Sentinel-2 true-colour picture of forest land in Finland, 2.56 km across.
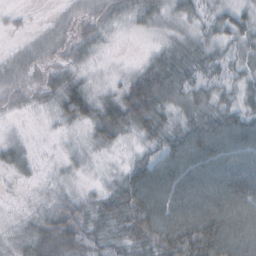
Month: October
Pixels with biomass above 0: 86%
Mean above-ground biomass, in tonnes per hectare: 36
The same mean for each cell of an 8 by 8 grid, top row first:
5 4 16 21 24 23 23 31
9 16 24 5 6 28 28 27
19 25 20 10 51 42 27 27
9 12 39 44 61 27 40 42
18 2 11 20 22 58 78 73
12 7 9 12 68 82 76 82
3 21 31 46 88 81 83 79
13 42 46 42 61 89 100 80
